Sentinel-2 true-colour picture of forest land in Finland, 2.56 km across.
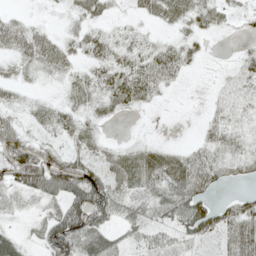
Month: May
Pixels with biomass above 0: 72%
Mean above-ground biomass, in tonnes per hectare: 36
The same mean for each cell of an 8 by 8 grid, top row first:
17 5 24 15 25 37 30 15
41 52 36 38 32 37 8 12
17 11 27 54 62 18 2 44
23 31 24 17 7 0 14 40
71 31 26 9 14 6 31 30
75 96 88 44 37 63 75 35
30 33 98 51 26 76 68 47
28 61 60 27 26 31 19 58
